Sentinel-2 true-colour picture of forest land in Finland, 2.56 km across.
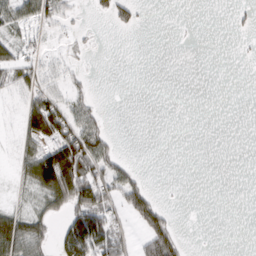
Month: March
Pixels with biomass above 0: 34%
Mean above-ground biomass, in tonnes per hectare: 31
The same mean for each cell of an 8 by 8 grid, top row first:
50 50 9 45 9 0 0 9
39 21 12 0 0 0 0 2
44 39 15 0 0 0 0 0
14 128 52 1 0 0 0 0
23 90 104 34 0 0 0 0
21 167 140 58 13 0 0 0
26 53 109 50 74 5 0 0
119 43 176 73 40 49 0 0
